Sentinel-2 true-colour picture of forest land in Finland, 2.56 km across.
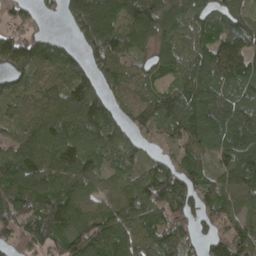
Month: April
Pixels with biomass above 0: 90%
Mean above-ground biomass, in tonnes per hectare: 95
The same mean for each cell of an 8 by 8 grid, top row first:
67 25 115 108 124 94 74 80
116 93 59 117 59 99 100 113
74 79 102 76 69 71 98 89
57 103 135 87 84 129 106 94
71 112 113 72 39 75 80 130
123 131 119 49 85 137 75 144
90 96 110 85 108 124 102 75
97 105 129 134 93 89 83 117
